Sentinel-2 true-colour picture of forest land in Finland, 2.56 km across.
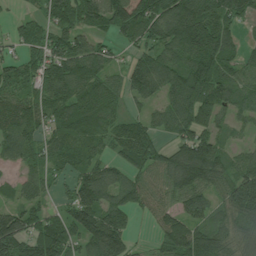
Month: July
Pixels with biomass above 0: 84%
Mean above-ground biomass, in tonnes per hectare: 98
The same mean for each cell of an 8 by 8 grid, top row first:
24 77 123 139 129 152 144 84
40 104 101 47 80 102 145 56
96 113 123 61 132 117 142 76
112 90 125 68 46 119 121 58
96 75 88 65 101 85 117 31
35 60 95 91 85 125 116 113
75 42 149 110 55 83 89 153
156 159 100 174 10 148 145 121
